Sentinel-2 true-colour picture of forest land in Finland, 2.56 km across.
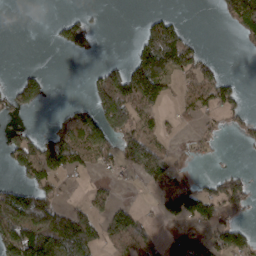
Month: March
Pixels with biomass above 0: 41%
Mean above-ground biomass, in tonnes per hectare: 54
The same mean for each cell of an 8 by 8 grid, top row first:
0 1 30 0 15 24 0 112
0 3 58 0 95 157 10 13
38 28 1 103 160 41 66 11
40 4 63 130 66 16 37 30
67 89 109 60 73 13 20 13
22 90 25 15 29 41 20 40
149 121 40 48 12 67 91 47
161 174 156 71 67 66 62 66
